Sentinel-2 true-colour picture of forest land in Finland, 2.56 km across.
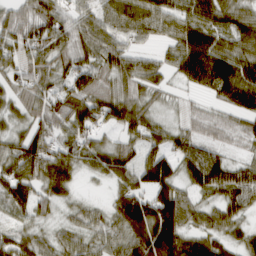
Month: March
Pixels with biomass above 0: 90%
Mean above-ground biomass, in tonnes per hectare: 63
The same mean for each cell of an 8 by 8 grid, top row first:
61 90 50 60 78 61 62 56
63 81 70 62 23 53 86 63
50 60 74 63 59 27 83 103
47 74 83 79 60 26 28 53
63 85 65 48 68 50 47 27
81 85 30 60 64 59 85 53
44 40 35 52 108 115 47 50
64 38 52 60 125 115 74 46
